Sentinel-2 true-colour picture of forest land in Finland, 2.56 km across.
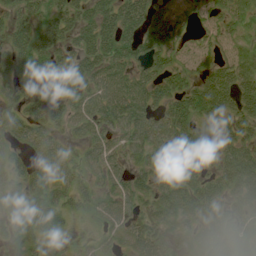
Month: July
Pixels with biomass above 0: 79%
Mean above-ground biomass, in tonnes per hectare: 42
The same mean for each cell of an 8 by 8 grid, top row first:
33 40 44 53 54 35 27 25
50 55 43 56 47 35 20 18
34 36 52 60 44 40 46 48
31 36 47 60 52 51 45 44
35 48 29 36 54 60 38 48
35 47 33 37 36 65 41 60
45 56 31 45 31 61 46 37
38 35 15 29 62 23 48 49
